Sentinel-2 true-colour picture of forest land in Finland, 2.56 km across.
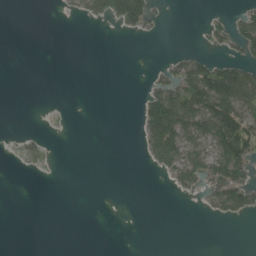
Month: June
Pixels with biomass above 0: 22%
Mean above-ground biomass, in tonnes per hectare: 22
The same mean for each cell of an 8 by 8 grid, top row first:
0 0 17 60 70 0 8 26
0 0 0 0 0 3 15 43
0 0 0 0 6 62 109 96
0 0 0 0 64 117 97 76
5 6 0 0 32 90 63 104
1 1 0 0 0 40 45 61
0 0 0 0 0 0 19 64
0 0 0 0 0 0 0 0
